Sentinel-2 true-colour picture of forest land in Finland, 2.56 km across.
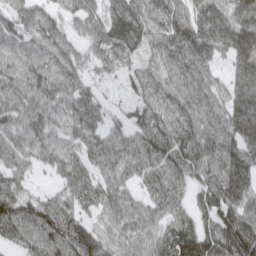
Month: March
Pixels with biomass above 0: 93%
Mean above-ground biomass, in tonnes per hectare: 71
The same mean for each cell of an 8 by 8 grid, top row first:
67 59 62 55 80 72 90 101
71 79 41 68 58 87 100 104
79 89 56 17 64 72 65 85
73 76 77 29 61 70 75 123
61 60 60 66 76 96 85 99
54 20 66 63 60 66 69 98
77 69 51 64 59 54 73 90
45 77 98 48 58 64 78 128
